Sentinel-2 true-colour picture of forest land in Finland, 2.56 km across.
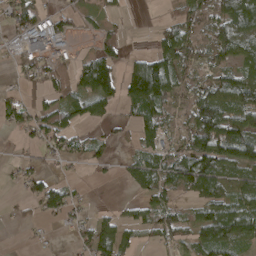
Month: April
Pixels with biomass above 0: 63%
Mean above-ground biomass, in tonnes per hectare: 54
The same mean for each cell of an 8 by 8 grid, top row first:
65 46 30 16 0 35 66 119
37 71 12 55 4 103 55 86
20 68 68 88 116 76 55 80
56 81 63 32 69 42 113 80
15 56 32 27 40 47 114 110
27 39 7 10 73 85 113 57
13 61 26 12 47 47 80 67
1 7 42 96 18 41 87 67
